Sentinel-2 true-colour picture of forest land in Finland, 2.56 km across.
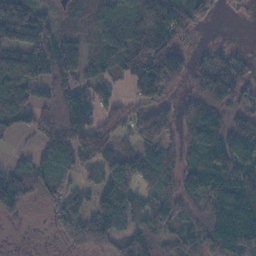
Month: November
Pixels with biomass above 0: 79%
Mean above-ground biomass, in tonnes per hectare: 101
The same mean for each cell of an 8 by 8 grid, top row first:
171 65 69 139 190 156 47 14
123 149 71 138 194 127 22 12
132 121 83 63 145 97 150 122
97 61 121 73 87 72 171 100
4 76 98 79 91 83 180 162
88 87 39 113 116 108 148 138
75 39 57 119 96 102 92 169
4 7 70 82 141 107 138 171
